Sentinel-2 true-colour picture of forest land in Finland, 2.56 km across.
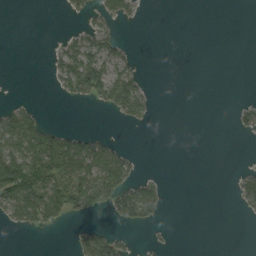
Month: September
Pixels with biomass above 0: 27%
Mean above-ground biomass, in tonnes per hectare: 21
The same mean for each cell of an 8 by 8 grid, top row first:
0 0 14 29 3 0 0 0
0 4 43 30 0 0 0 0
0 7 77 60 14 0 0 0
34 2 0 21 26 0 0 18
68 65 45 19 0 0 0 0
141 94 67 59 13 0 0 23
71 94 42 34 56 0 0 14
0 0 30 36 3 1 0 0
